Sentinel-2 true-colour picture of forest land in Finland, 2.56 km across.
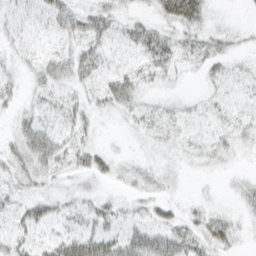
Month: March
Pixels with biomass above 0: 60%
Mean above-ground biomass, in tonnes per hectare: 17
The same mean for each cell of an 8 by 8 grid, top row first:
22 34 28 25 10 36 14 1
10 10 25 17 26 22 19 7
14 34 21 29 13 8 10 13
14 14 19 15 12 8 6 11
22 44 19 2 4 9 11 9
20 21 15 13 13 6 3 5
21 20 18 18 11 9 10 7
17 12 31 30 31 38 24 8
